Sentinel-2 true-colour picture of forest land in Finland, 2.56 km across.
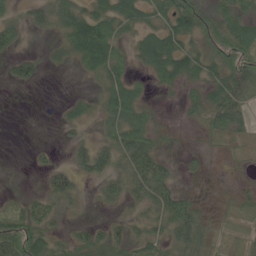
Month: June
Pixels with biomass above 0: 71%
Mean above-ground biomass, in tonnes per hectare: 35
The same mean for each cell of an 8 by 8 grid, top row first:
23 33 52 57 40 59 36 54
26 15 78 66 50 54 37 70
32 2 8 48 15 45 52 73
0 0 21 46 29 4 69 59
0 4 27 43 57 10 17 21
3 26 30 42 70 22 9 7
27 47 11 22 31 65 11 34
104 38 34 39 38 41 36 37
